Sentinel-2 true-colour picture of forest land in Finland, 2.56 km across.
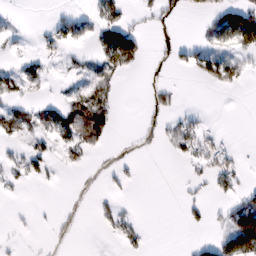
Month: February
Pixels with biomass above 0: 27%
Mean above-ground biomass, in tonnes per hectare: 23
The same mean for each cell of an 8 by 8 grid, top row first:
6 9 26 61 14 20 29 105
4 16 17 120 38 15 30 56
32 20 18 26 3 5 45 33
35 34 60 32 4 20 5 0
14 23 47 8 5 30 29 2
23 19 1 12 2 1 20 27
3 1 1 20 0 2 21 58
3 3 1 10 17 0 20 137
